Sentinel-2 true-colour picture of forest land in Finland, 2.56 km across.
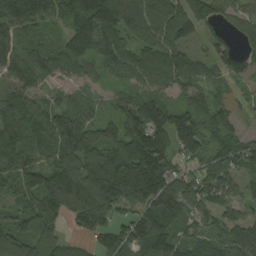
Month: August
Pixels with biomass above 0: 92%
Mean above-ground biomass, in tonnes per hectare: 134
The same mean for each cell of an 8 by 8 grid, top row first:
176 134 174 179 156 169 117 81
147 106 162 151 107 125 62 68
132 94 58 50 101 116 72 81
211 172 121 70 154 122 121 56
218 192 193 151 221 153 97 97
126 146 193 213 265 137 117 89
79 188 195 146 164 176 104 90
136 133 46 124 160 127 126 135
